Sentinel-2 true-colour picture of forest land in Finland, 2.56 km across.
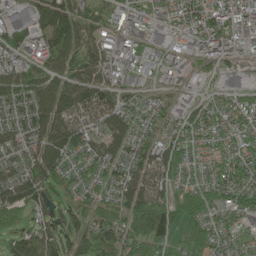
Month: June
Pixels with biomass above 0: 86%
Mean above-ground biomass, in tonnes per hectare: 68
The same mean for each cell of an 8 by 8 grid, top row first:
64 88 80 52 47 61 75 90
54 71 90 59 46 35 68 53
68 82 93 47 26 25 31 53
66 113 121 100 47 33 56 66
66 108 83 78 69 73 38 49
82 92 56 63 105 58 38 66
96 54 63 83 123 83 65 67
58 66 72 82 104 49 74 32
